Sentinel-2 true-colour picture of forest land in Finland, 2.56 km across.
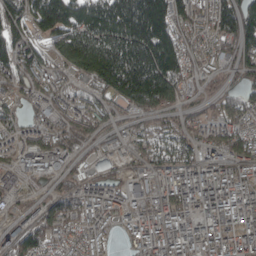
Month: April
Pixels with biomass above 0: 82%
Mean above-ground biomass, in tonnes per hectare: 109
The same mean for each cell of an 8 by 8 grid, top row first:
122 222 169 220 288 154 72 181
143 71 276 258 295 195 60 121
102 91 79 228 277 169 41 48
58 84 102 51 88 59 31 100
65 96 74 33 71 108 71 112
75 78 56 38 60 85 72 69
33 85 85 71 83 102 114 111
100 94 60 28 73 120 107 85
